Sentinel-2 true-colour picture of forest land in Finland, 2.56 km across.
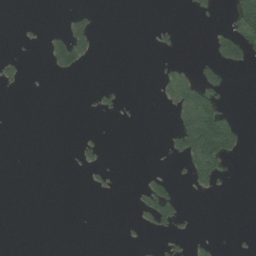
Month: July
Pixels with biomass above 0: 13%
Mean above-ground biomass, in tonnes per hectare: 16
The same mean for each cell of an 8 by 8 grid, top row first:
0 0 23 0 0 0 11 82
2 32 66 0 0 10 12 79
17 2 2 0 0 46 42 0
0 0 2 10 0 43 111 4
0 0 13 1 0 40 133 36
0 0 3 8 12 9 62 0
0 0 0 0 37 48 0 0
0 0 0 0 3 16 10 2
